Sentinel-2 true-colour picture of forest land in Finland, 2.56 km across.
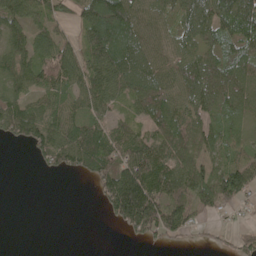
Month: May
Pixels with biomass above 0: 73%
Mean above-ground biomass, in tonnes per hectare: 68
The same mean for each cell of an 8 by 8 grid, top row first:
80 53 57 158 68 77 92 117
87 74 61 134 90 70 66 72
89 87 81 102 107 74 104 77
94 70 62 46 66 78 62 55
35 101 143 97 88 82 61 47
0 16 48 95 147 85 67 91
0 0 0 95 178 89 59 35
0 0 0 0 44 27 12 33
